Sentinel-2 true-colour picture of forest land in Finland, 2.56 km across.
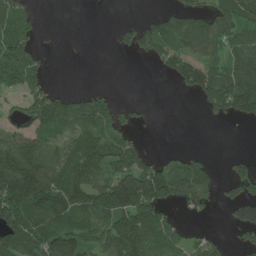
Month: June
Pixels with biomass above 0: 57%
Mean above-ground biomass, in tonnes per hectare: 72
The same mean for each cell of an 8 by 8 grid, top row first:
83 1 0 0 16 78 77 100
124 7 0 10 64 86 83 87
94 33 0 0 0 48 113 144
32 153 83 43 7 0 38 84
103 75 86 90 39 1 0 0
202 131 105 119 183 122 78 44
177 126 94 115 152 41 31 89
121 117 98 121 122 46 36 29
